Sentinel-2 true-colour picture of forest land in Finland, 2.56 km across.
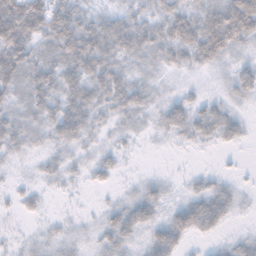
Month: November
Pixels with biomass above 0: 83%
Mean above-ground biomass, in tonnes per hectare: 32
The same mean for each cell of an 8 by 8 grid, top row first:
107 71 50 34 31 46 50 93
79 35 75 49 48 45 62 33
49 41 44 42 25 11 11 40
30 34 49 28 27 45 38 16
29 23 28 15 6 11 16 17
9 18 13 20 10 6 16 7
13 7 5 22 49 32 66 15
10 18 16 36 25 43 13 19
